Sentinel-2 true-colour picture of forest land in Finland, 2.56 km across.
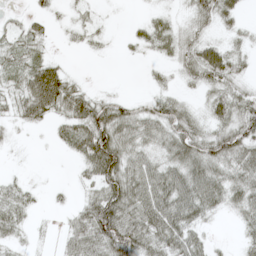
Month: May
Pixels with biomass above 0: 70%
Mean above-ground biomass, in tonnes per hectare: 36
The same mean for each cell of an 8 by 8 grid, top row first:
8 19 13 3 8 13 36 23
33 11 9 4 18 31 47 18
29 96 11 0 4 14 46 27
30 51 64 53 33 44 32 50
5 5 65 88 43 60 51 62
9 1 17 72 65 57 63 45
42 6 27 87 75 81 46 35
20 3 55 87 68 59 19 16
